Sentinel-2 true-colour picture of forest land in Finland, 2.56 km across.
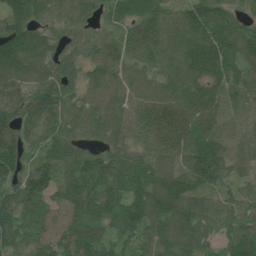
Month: July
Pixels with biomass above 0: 97%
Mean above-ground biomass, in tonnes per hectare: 97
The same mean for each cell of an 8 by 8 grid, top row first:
120 83 76 76 117 94 125 60
139 81 78 75 103 107 137 106
88 102 83 100 76 77 91 83
106 102 68 102 98 111 94 50
109 77 62 75 72 101 96 50
102 109 117 115 94 110 158 67
103 92 120 113 138 116 81 100
77 97 125 82 95 112 70 136
